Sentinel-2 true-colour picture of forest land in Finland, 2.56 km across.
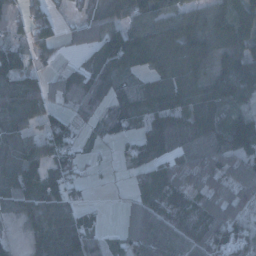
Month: January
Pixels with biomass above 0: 80%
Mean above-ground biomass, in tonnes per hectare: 61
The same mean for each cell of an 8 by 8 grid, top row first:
43 52 25 62 89 67 66 94
45 44 31 113 106 86 74 69
79 36 64 67 31 78 77 84
80 62 38 39 46 83 81 36
44 70 30 21 57 39 62 72
73 68 37 5 64 76 63 68
60 68 41 2 82 88 87 77
9 57 85 24 82 73 92 86
